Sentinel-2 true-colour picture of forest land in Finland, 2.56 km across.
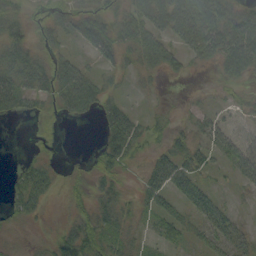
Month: September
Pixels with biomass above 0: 62%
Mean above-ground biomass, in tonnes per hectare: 29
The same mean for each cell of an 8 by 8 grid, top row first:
23 19 32 25 49 92 69 42
36 24 17 39 58 39 69 78
51 41 66 12 12 10 1 29
29 14 42 35 11 8 16 11
0 5 0 40 28 27 27 31
16 33 11 27 26 59 12 31
25 14 25 28 23 24 45 6
7 14 50 35 14 21 30 32
